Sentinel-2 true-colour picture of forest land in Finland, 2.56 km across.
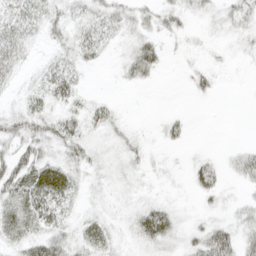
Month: April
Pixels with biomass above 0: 55%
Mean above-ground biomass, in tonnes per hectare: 16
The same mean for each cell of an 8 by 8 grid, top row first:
23 18 13 22 18 19 14 22
23 7 23 8 32 4 5 8
9 23 12 1 15 1 12 0
13 19 17 13 0 4 0 0
25 25 26 10 8 10 1 5
36 41 17 12 8 4 31 18
31 38 12 7 26 13 8 13
24 37 20 15 33 21 47 34
